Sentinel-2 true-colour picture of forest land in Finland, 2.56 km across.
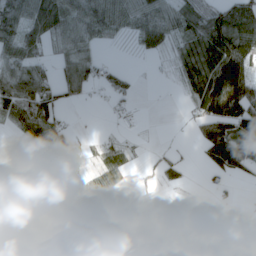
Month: April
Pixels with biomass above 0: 55%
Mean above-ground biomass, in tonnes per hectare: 46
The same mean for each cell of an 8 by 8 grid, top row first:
64 89 66 63 68 68 76 98
59 24 51 8 37 34 117 114
66 41 59 38 1 19 137 118
76 68 2 19 4 1 84 104
8 85 38 19 4 5 90 107
0 53 60 47 8 25 18 26
30 49 32 12 9 0 44 14
17 52 0 4 34 24 38 91
